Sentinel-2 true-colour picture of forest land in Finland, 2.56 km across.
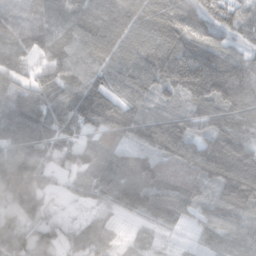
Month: October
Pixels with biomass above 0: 90%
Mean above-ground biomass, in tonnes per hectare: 87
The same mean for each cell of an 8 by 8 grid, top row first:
58 98 116 108 126 131 107 66
110 92 84 95 96 120 93 43
90 89 92 82 90 117 146 108
106 118 154 132 62 66 99 114
89 86 73 58 72 107 80 105
167 77 56 82 77 48 81 142
80 66 18 59 76 83 65 112
85 67 48 33 31 10 45 76
